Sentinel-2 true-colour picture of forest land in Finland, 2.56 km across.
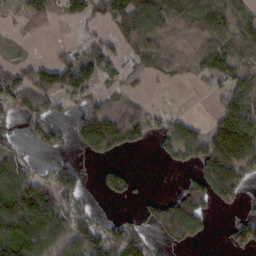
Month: February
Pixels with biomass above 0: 59%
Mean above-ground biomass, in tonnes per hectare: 75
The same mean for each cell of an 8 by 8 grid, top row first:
28 60 78 84 170 122 125 63
11 7 33 61 76 58 85 56
89 94 118 18 20 26 43 63
61 66 63 84 45 18 13 115
49 54 57 116 45 100 122 187
148 59 45 81 5 11 132 97
172 142 67 5 32 124 76 29
172 122 98 125 92 94 22 73
